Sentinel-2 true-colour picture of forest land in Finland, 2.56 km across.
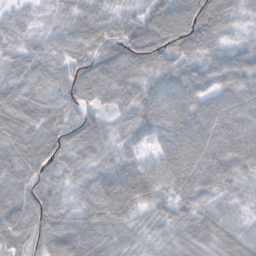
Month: November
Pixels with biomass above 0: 98%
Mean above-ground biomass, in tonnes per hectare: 70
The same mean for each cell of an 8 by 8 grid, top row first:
32 17 55 49 80 131 142 40
41 43 66 92 139 109 86 47
58 51 89 88 72 85 71 79
92 66 74 38 78 96 79 74
88 98 73 48 59 82 88 73
76 71 39 75 95 89 77 51
82 70 43 86 48 51 49 29
68 76 83 56 35 47 52 56
